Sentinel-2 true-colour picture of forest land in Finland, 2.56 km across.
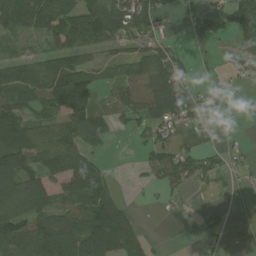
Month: July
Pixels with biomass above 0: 66%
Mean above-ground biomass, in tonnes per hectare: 79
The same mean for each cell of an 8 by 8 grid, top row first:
184 148 155 146 120 16 78 72
46 85 132 59 78 47 17 59
108 140 138 58 120 112 16 26
89 66 137 44 100 141 42 7
141 128 97 16 42 56 24 14
124 93 189 44 27 87 48 21
86 78 122 141 7 23 31 7
123 129 127 183 62 0 24 3
